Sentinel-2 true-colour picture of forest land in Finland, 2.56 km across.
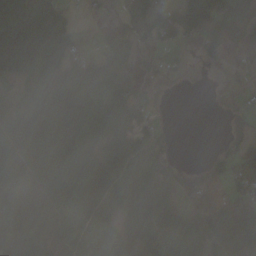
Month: October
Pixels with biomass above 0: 75%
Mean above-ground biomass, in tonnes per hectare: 72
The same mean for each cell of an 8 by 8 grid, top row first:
71 101 14 21 50 67 81 52
150 163 61 66 59 46 54 17
46 70 129 108 50 22 6 38
69 49 112 131 74 1 5 38
100 113 134 99 102 17 1 49
54 103 139 109 98 73 51 55
44 67 91 60 120 70 82 99
17 23 63 47 94 102 129 162
